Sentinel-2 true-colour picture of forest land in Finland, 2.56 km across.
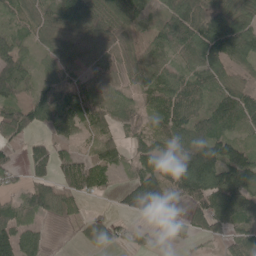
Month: May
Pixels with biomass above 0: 78%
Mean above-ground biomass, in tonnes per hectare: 65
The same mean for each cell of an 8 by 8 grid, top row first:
32 56 147 102 41 88 95 83
69 35 43 51 56 78 132 116
90 45 45 40 73 69 77 44
73 74 57 64 53 92 79 99
29 40 24 41 64 83 121 63
23 43 82 33 84 83 141 99
60 63 23 10 56 33 87 83
110 24 28 46 41 30 27 67
